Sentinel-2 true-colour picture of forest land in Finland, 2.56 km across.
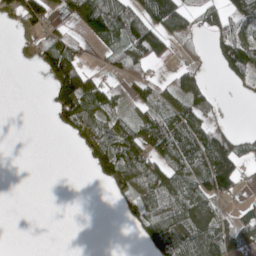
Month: May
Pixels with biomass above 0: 50%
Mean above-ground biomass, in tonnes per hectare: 52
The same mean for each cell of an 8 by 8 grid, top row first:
44 52 78 118 95 115 54 83
7 76 31 54 134 29 29 157
0 52 150 23 50 55 26 47
0 20 121 61 48 79 55 0
0 0 33 88 82 97 114 52
0 0 0 61 79 57 130 67
0 0 0 4 58 62 64 25
0 0 0 0 38 96 101 65
